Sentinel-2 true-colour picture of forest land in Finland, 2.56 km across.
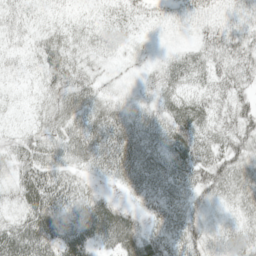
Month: May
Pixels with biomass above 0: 85%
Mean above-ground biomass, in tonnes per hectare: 30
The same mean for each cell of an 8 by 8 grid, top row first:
23 16 10 17 20 17 24 30
16 33 17 14 9 10 36 42
10 24 27 12 13 32 35 35
5 23 35 28 24 41 39 36
23 30 38 44 41 48 37 38
27 47 19 22 39 41 48 40
23 56 40 36 20 35 18 28
51 45 58 43 42 37 29 33
